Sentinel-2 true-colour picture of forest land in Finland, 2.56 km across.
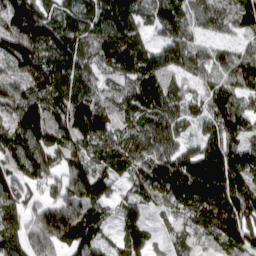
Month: April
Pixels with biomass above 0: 96%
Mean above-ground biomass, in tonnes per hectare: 144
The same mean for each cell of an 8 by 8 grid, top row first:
178 143 160 214 109 152 117 91
223 193 156 217 117 162 91 72
162 176 163 90 156 112 110 135
146 173 184 120 152 132 114 121
164 176 178 125 153 129 145 129
129 136 190 96 153 216 245 193
112 152 191 67 85 132 182 209
115 177 139 56 96 74 70 139
